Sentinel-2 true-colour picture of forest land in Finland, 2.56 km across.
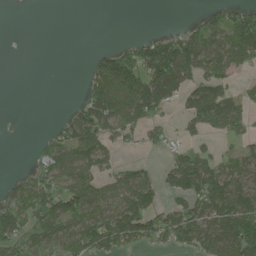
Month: June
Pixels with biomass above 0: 54%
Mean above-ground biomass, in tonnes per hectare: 58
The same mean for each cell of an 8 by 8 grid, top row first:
0 0 0 0 0 0 32 55
0 0 0 30 64 122 90 98
0 0 7 168 113 114 85 19
1 0 51 105 102 24 123 67
2 38 81 40 31 30 25 31
18 69 87 35 51 103 102 59
106 99 83 63 97 51 91 126
95 88 98 104 71 58 77 138
